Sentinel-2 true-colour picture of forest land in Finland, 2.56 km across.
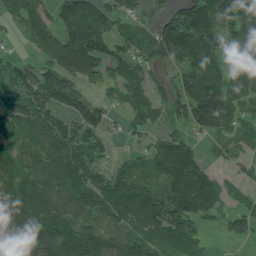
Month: June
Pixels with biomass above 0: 80%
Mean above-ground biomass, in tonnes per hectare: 102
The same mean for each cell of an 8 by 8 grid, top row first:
62 63 150 88 37 114 189 150
10 103 176 98 80 155 146 51
131 111 82 58 65 100 160 55
122 104 101 35 81 66 181 65
83 116 120 20 41 96 28 58
133 138 155 85 68 149 85 26
191 157 121 119 155 144 118 39
163 163 158 105 105 120 28 36
